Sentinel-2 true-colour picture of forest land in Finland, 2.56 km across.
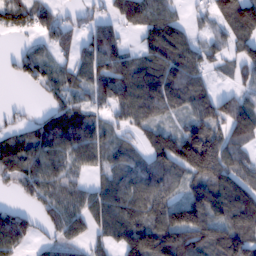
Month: February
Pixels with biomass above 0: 77%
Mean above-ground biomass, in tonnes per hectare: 90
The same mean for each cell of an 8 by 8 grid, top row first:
92 77 35 57 107 55 46 141
17 48 51 91 67 125 55 62
28 76 60 124 129 128 55 43
17 50 81 66 118 70 125 115
80 110 131 57 67 157 213 59
74 107 59 70 119 99 156 90
39 57 86 93 112 132 147 154
94 36 55 67 163 175 140 141
